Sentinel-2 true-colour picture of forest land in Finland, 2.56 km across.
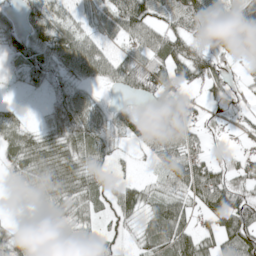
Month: May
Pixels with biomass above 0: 75%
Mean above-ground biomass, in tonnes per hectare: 56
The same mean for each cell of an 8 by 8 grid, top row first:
26 58 37 66 85 73 107 66
43 70 84 28 72 67 57 62
11 47 41 44 88 81 61 21
20 32 88 38 36 77 26 31
61 66 81 52 43 72 29 16
35 79 78 34 13 68 98 53
1 54 53 54 56 71 79 95
62 45 62 35 49 111 48 101
